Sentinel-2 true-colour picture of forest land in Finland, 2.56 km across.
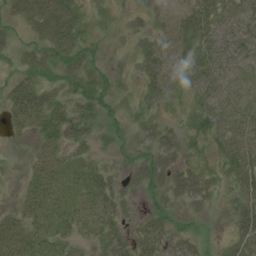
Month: July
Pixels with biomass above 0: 68%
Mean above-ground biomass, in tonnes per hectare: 21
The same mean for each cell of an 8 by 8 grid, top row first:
25 70 27 2 13 15 36 40
17 28 30 2 16 23 34 42
23 19 33 10 19 22 44 36
24 32 23 15 8 3 30 34
1 16 18 10 22 26 11 27
4 17 14 17 31 41 20 29
11 18 15 23 8 10 11 24
20 16 11 20 27 21 4 27
